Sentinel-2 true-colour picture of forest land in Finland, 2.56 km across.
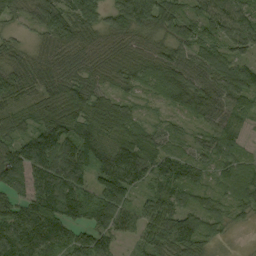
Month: September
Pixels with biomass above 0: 94%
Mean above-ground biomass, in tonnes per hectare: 70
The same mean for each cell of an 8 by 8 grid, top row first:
37 89 119 80 126 81 93 88
33 45 59 48 52 68 57 71
74 57 64 54 72 97 68 62
45 83 86 73 25 43 75 60
82 137 89 51 57 50 63 34
87 109 83 112 71 73 44 65
80 112 83 94 67 61 54 49
106 73 66 58 61 72 47 2
